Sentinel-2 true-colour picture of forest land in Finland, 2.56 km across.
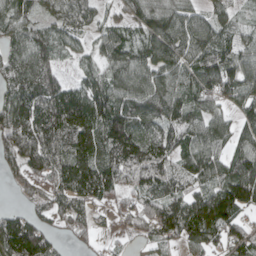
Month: April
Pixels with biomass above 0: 87%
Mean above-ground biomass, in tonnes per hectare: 84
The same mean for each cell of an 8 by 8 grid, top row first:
87 57 86 36 94 102 73 36
74 88 41 99 93 107 108 64
90 86 54 101 119 91 89 105
108 118 135 140 119 106 66 60
90 101 109 125 99 80 83 69
38 75 143 104 91 86 77 131
21 44 57 44 59 91 139 106
150 61 26 15 35 53 81 64
